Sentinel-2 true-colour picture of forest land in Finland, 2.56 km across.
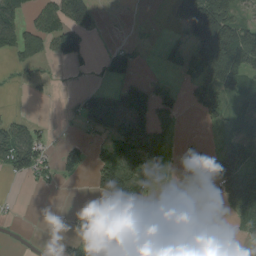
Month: August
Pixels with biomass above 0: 48%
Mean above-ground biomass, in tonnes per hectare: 63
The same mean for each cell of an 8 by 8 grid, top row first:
61 75 113 1 0 41 237 66
69 60 81 28 5 68 240 199
10 16 4 50 32 10 120 96
7 0 50 124 87 46 76 64
108 28 27 74 118 13 12 87
46 33 22 153 95 23 49 166
3 6 14 83 7 109 49 96
2 3 82 135 48 46 104 37
